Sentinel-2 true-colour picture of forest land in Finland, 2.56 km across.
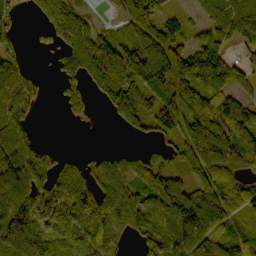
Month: October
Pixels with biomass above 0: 76%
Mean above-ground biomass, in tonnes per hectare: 80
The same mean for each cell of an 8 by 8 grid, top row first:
33 64 53 20 115 37 59 102
33 43 96 133 140 73 74 36
94 17 80 135 122 100 116 58
103 0 31 58 89 87 112 94
103 26 0 5 30 59 180 112
120 94 66 107 91 51 103 47
115 82 96 104 80 104 155 57
151 99 90 53 56 88 106 66
